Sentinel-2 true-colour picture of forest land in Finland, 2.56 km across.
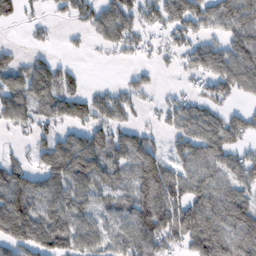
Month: February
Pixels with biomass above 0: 71%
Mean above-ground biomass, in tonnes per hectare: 79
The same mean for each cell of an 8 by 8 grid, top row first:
50 22 68 99 64 97 94 113
17 27 13 49 41 55 80 103
71 111 14 6 40 11 67 99
86 69 97 89 27 61 73 53
16 79 115 100 77 53 109 67
65 112 140 81 117 85 92 80
157 92 75 61 115 119 127 130
118 123 90 63 107 70 167 111
